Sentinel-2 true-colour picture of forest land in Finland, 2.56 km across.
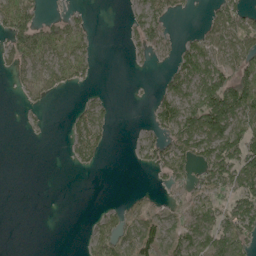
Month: May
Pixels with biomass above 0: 47%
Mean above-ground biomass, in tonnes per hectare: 38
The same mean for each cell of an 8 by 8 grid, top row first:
88 16 17 0 45 18 22 55
63 84 48 0 23 32 70 72
24 60 32 0 1 57 98 89
2 8 25 16 3 84 133 88
0 1 41 11 31 74 96 92
0 0 2 0 1 49 58 87
0 0 0 15 19 20 49 69
0 0 4 68 68 66 67 70
